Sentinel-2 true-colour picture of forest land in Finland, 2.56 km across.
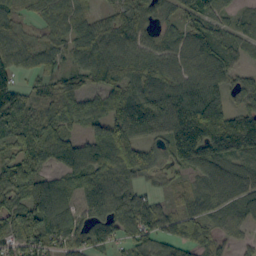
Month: September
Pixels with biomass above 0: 88%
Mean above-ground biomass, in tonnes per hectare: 81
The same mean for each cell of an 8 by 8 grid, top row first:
61 66 58 41 73 51 74 40
81 70 87 82 68 78 88 61
69 59 54 75 81 92 112 45
78 46 55 72 119 132 218 72
59 99 67 124 82 165 179 159
96 63 82 94 58 34 90 82
85 127 80 89 77 40 62 73
76 81 72 65 75 71 59 32
